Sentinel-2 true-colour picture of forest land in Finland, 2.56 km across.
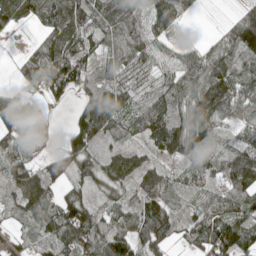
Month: May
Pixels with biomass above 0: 86%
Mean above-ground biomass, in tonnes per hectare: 85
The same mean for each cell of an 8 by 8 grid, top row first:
98 107 130 110 76 79 2 52
2 101 99 82 100 57 57 109
34 103 92 98 75 91 109 93
83 24 80 139 101 122 109 69
56 36 112 69 66 125 90 97
90 84 99 91 104 78 98 195
66 91 111 66 93 54 76 80
41 70 101 103 82 43 96 117
